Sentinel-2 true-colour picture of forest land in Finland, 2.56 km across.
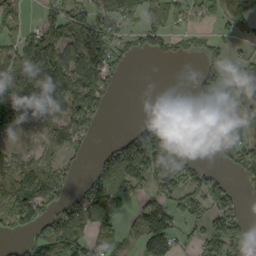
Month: September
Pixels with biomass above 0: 61%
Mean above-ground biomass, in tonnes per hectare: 68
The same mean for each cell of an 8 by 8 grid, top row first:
51 48 74 97 55 58 23 72
74 129 106 77 41 37 34 15
105 116 109 51 0 0 61 100
98 72 114 11 0 24 88 52
33 58 54 27 120 81 66 98
104 83 19 91 97 102 55 49
132 66 75 82 86 80 73 37
23 108 92 58 109 69 96 52
